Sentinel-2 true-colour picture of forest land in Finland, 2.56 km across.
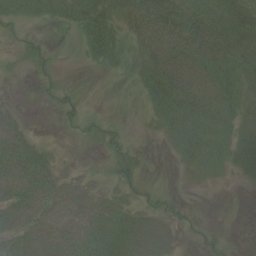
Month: June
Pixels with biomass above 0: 63%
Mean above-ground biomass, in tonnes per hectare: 43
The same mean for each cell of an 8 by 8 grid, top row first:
34 37 59 48 81 98 76 66
6 9 12 51 50 88 96 88
0 7 1 6 42 86 80 79
20 2 15 1 10 74 86 53
71 11 3 22 4 31 60 45
83 63 32 20 13 6 20 10
84 77 87 57 33 17 1 0
50 79 85 68 86 34 14 1
